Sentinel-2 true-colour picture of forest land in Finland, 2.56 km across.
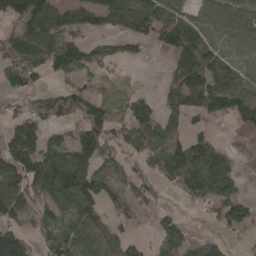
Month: April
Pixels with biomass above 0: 67%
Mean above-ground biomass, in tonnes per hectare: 73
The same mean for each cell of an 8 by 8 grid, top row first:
105 131 78 99 94 81 58 92
97 92 71 35 31 78 61 52
92 28 35 17 2 80 130 62
25 70 83 54 55 60 102 82
113 76 121 46 61 89 84 1
108 137 147 57 50 121 152 38
98 72 127 51 36 17 43 94
109 66 80 67 26 108 37 15
